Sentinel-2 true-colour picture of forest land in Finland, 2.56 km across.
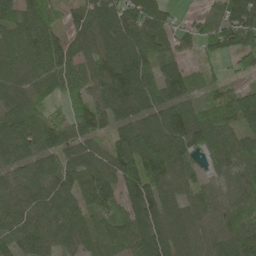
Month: May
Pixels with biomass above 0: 91%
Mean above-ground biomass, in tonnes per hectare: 93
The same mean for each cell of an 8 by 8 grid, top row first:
102 66 75 123 119 32 26 130
98 131 91 115 114 53 50 99
108 137 93 170 118 102 34 30
137 66 77 98 89 112 52 116
159 121 87 77 125 116 83 71
66 104 114 109 154 95 34 53
61 94 105 59 135 99 77 64
78 88 67 109 102 111 84 101
